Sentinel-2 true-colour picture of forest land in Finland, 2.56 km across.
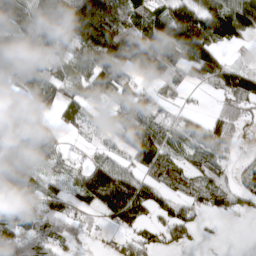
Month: April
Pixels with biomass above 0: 77%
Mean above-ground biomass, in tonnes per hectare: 81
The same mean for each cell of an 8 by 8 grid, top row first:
66 93 146 156 97 147 124 173
76 79 117 152 158 162 140 39
68 90 81 98 45 65 71 107
133 64 79 41 64 30 17 59
89 140 9 32 119 55 83 22
58 58 73 179 96 74 68 45
72 60 50 157 101 64 60 48
82 60 26 20 52 57 5 0
